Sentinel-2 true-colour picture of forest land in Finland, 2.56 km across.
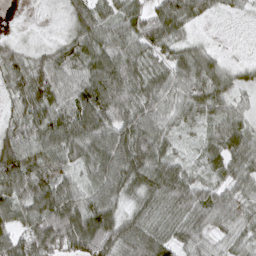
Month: April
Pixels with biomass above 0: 94%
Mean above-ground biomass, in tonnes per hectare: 68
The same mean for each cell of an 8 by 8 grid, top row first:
1 5 70 59 50 86 28 14
44 38 76 75 67 50 23 5
68 87 75 103 65 68 67 35
43 94 118 114 70 46 56 39
87 85 108 112 98 28 43 71
121 97 48 94 74 78 33 55
82 108 113 96 57 71 81 67
85 115 107 88 79 61 42 35
